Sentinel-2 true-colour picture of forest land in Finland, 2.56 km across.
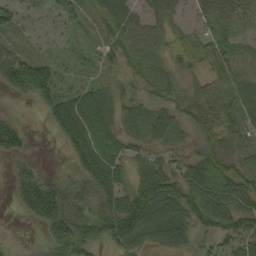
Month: September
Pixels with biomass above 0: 83%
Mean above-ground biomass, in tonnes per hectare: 50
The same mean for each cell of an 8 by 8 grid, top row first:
36 30 30 66 49 44 52 38
32 16 15 44 59 33 48 35
62 62 26 26 41 45 39 59
4 38 101 53 50 48 68 64
39 0 71 67 45 29 51 55
29 22 45 78 67 64 101 68
13 98 56 70 85 66 104 80
4 52 81 61 56 51 31 51
